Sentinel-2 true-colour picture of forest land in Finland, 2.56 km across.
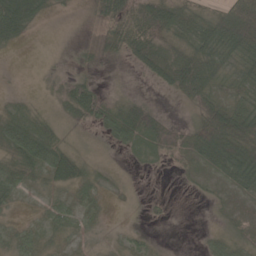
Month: May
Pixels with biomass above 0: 67%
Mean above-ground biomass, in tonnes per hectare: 27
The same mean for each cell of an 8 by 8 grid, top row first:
73 10 1 39 68 43 31 77
10 0 5 22 63 39 51 76
0 4 18 0 10 68 58 39
15 8 33 30 39 1 60 58
39 39 9 19 26 32 88 84
23 24 28 7 1 3 12 64
8 17 25 2 4 1 2 10
24 13 9 7 8 0 12 18
